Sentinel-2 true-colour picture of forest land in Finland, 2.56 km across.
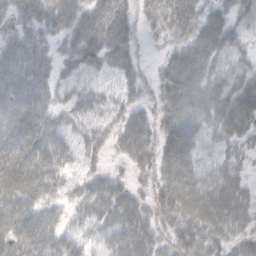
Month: October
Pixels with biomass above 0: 87%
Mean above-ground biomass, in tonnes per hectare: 45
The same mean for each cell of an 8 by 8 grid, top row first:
28 40 44 58 20 66 40 38
43 24 46 53 6 34 63 37
53 34 30 28 16 67 52 39
59 40 33 33 24 48 55 74
65 59 33 25 42 94 36 34
85 63 27 23 21 87 54 34
67 36 24 54 36 75 87 50
67 55 32 41 49 40 49 37
